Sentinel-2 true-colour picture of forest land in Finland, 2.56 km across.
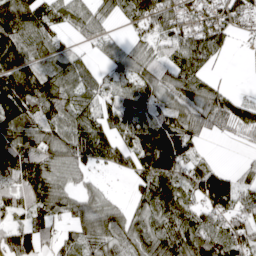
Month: April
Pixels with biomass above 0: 82%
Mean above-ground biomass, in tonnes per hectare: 77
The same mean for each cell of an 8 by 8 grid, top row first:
112 71 58 41 67 64 67 57
115 72 23 28 54 69 114 8
119 78 72 34 73 82 52 0
121 75 79 60 69 78 110 95
101 95 111 86 113 138 13 17
131 130 55 11 94 102 109 44
80 91 79 63 68 110 72 71
102 47 76 85 106 113 107 93
